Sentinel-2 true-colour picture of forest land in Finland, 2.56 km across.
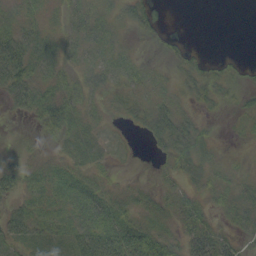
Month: September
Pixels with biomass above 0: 69%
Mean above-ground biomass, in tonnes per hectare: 18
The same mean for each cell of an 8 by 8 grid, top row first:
18 12 25 16 21 0 0 0
52 30 25 20 5 14 2 0
50 23 20 20 16 17 22 10
15 43 27 9 26 30 7 12
3 6 22 7 8 37 14 3
23 16 16 6 2 18 14 8
17 16 19 21 14 22 14 23
23 21 36 43 37 22 45 18
